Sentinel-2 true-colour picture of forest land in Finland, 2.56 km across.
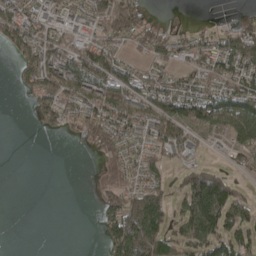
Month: April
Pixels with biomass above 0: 59%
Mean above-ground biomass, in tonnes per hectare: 56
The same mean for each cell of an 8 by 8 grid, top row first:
104 50 39 96 38 0 2 20
93 93 57 51 49 54 61 93
22 105 129 99 58 58 74 92
0 70 64 90 66 89 95 99
0 0 17 60 33 83 14 61
0 0 0 52 59 24 132 17
0 0 0 62 122 38 185 67
0 0 0 97 127 64 81 57
